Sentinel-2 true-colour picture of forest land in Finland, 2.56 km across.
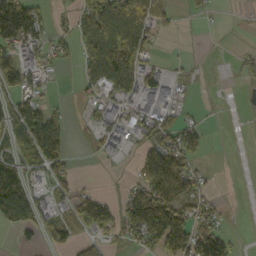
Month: October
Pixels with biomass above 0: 49%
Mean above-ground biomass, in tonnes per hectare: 65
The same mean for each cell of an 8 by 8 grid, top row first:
180 27 72 142 134 20 10 1
105 55 70 177 99 1 0 5
88 29 31 145 108 35 1 6
106 64 11 76 103 53 3 1
81 177 4 70 53 81 28 0
144 63 17 1 92 155 21 0
206 64 95 54 138 115 47 1
15 38 46 30 73 152 134 13
